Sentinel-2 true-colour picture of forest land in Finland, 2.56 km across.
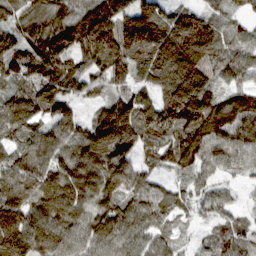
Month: March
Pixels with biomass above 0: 95%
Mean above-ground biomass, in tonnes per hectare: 115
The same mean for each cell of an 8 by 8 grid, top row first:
74 65 140 188 178 130 78 51
109 163 148 178 184 201 134 75
97 179 112 99 73 183 142 72
115 111 56 144 129 124 169 142
72 123 129 178 97 125 133 107
141 124 133 118 85 64 52 42
163 130 104 103 110 85 72 41
185 116 101 100 85 46 55 97
